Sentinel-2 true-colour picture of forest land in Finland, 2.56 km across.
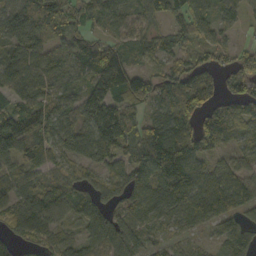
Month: October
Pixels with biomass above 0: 84%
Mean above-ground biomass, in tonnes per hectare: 81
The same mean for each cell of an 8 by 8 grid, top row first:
88 102 60 56 57 67 70 42
76 76 76 94 57 65 61 38
58 49 54 150 81 82 78 77
90 74 85 129 48 106 92 62
103 83 95 137 176 160 112 45
70 51 54 60 91 173 101 92
75 87 66 59 82 95 131 100
60 65 51 102 48 36 25 89
